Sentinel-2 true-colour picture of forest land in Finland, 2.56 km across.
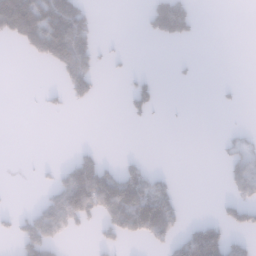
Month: January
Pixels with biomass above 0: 25%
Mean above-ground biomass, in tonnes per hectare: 46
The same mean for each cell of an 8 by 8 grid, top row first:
213 147 86 0 32 186 0 0
21 162 119 8 0 3 0 0
0 0 128 4 28 6 0 2
0 15 2 0 33 1 0 3
0 0 9 0 0 0 0 45
0 12 163 93 73 13 0 94
11 97 151 143 169 70 0 93
48 108 4 44 49 62 154 43
